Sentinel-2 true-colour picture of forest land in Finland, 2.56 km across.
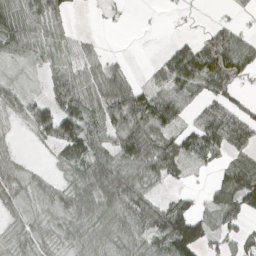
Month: April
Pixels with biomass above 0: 71%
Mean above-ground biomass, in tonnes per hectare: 59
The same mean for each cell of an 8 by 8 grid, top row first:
79 73 4 11 1 6 3 15
59 56 35 4 0 45 84 88
15 37 66 63 17 105 95 52
36 82 81 108 119 81 80 54
7 47 92 76 134 99 115 62
40 13 53 107 91 53 14 102
38 23 53 89 93 80 43 94
25 25 50 64 71 152 62 57
